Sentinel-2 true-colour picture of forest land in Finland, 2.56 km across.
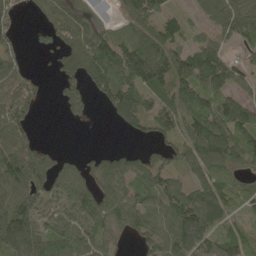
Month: May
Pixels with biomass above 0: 76%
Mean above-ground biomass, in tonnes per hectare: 80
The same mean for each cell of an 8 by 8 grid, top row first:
33 64 53 20 115 37 59 102
33 43 96 133 140 73 74 36
94 17 80 135 122 100 116 58
103 0 31 58 89 87 112 94
103 26 0 5 30 59 180 112
120 94 66 107 91 51 103 47
115 82 96 104 80 104 155 57
151 99 90 53 56 88 106 66
